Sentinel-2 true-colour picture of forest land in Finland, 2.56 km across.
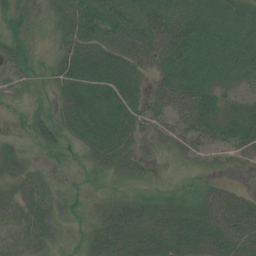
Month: July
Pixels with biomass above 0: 74%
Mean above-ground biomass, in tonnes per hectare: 29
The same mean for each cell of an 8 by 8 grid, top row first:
21 21 54 41 36 37 30 21
35 8 46 48 50 50 34 28
27 15 47 43 19 37 28 22
6 15 52 38 32 45 45 27
12 30 20 48 11 21 23 36
21 10 3 21 12 3 10 4
18 22 9 25 21 26 49 52
20 20 12 44 41 42 56 59
